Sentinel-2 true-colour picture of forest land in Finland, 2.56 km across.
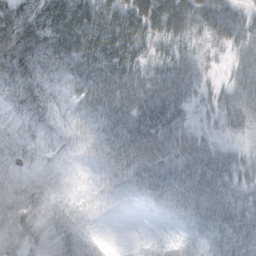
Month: October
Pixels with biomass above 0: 91%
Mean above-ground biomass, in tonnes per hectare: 49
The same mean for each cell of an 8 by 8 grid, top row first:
81 73 74 53 75 84 70 47
118 89 71 67 33 46 25 37
105 47 62 74 56 84 17 40
47 46 36 68 84 59 23 50
37 25 28 51 81 60 40 15
34 27 14 33 47 62 77 43
65 28 22 19 12 38 66 56
53 35 37 2 5 12 33 67
